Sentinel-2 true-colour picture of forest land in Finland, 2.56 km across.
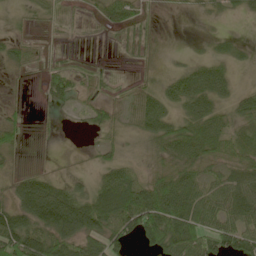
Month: May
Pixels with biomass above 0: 66%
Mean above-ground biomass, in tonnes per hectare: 34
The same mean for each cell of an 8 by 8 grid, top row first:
3 13 3 30 11 2 11 13
28 6 0 2 7 1 13 20
2 21 19 5 12 37 56 10
11 4 12 21 43 36 42 44
27 1 1 22 26 62 61 39
23 17 11 34 25 61 41 50
54 90 73 84 96 72 56 58
89 78 65 62 48 84 63 57
